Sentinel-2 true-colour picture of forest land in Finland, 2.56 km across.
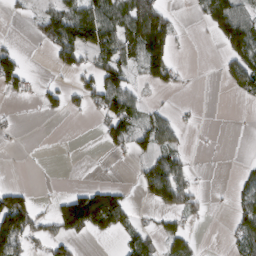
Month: March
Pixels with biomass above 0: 39%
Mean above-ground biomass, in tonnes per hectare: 50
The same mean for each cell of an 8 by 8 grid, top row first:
9 65 124 97 168 17 83 95
20 39 125 93 145 40 0 134
79 10 37 84 40 25 0 85
7 26 18 90 42 15 0 1
2 0 0 42 48 36 1 0
0 0 0 1 51 93 2 20
177 16 176 144 11 59 12 44
136 70 35 16 60 57 0 54
